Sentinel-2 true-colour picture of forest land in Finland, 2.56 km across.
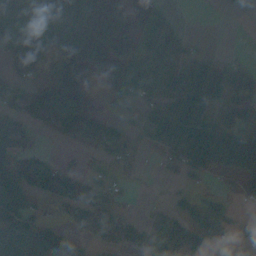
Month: October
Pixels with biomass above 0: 64%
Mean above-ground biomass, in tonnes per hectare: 86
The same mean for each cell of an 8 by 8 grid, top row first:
169 107 154 118 131 14 7 34
159 131 101 109 83 99 11 3
61 65 113 81 120 133 172 118
64 128 90 22 87 170 128 124
72 4 38 77 55 143 200 215
116 128 54 28 5 27 49 116
87 21 78 63 5 44 86 27
103 106 56 57 51 129 126 16
